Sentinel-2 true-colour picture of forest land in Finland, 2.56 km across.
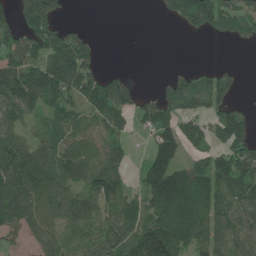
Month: June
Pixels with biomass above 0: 68%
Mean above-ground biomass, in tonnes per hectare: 92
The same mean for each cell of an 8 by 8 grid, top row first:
87 152 0 0 0 76 160 114
115 125 129 0 0 0 0 11
162 156 153 71 5 50 65 35
105 84 78 132 77 88 87 74
115 82 78 94 24 153 90 156
139 109 101 126 75 148 138 166
137 113 107 87 74 140 115 122
45 105 58 116 184 136 109 85
